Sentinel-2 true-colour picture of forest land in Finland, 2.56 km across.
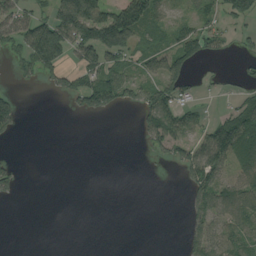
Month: August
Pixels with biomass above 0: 42%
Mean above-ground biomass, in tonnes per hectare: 52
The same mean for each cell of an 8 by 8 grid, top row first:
95 85 227 164 141 30 48 94
57 167 109 156 53 86 74 21
18 38 68 100 59 100 12 22
57 0 34 27 74 104 23 77
2 0 0 0 21 78 120 99
30 0 0 0 1 8 123 65
0 0 0 0 0 0 85 89
0 0 0 0 0 2 102 82
